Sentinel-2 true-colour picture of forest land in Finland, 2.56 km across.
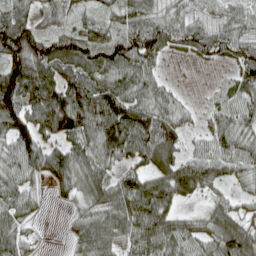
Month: April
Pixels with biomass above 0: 87%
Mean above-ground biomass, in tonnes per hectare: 77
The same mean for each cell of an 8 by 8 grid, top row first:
85 48 47 53 77 62 38 44
130 80 103 102 121 51 69 71
141 100 104 94 77 9 3 65
120 140 131 128 87 61 31 68
99 64 87 114 108 86 55 84
69 72 89 62 69 120 80 56
65 10 42 94 106 52 42 46
65 2 65 96 102 88 70 117
